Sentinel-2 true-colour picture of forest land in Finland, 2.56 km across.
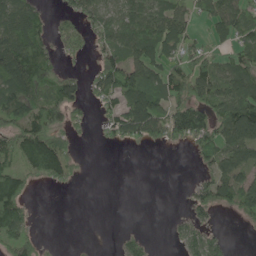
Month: May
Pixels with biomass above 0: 59%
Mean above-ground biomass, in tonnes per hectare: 55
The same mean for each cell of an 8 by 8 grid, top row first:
108 26 48 55 89 72 48 72
127 46 26 63 95 59 40 44
114 70 33 95 111 78 85 90
69 75 24 47 128 77 87 123
82 125 13 15 29 24 69 125
83 68 10 0 0 0 49 87
102 0 0 0 0 2 47 62
77 5 2 3 28 20 66 0
